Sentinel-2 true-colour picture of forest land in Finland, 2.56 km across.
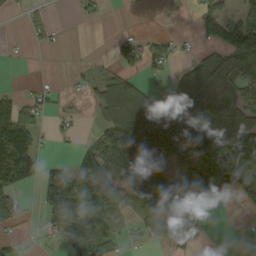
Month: September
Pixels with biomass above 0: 54%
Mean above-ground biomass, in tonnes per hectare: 62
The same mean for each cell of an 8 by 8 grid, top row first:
10 19 17 1 1 5 62 51
6 18 0 21 51 35 42 112
3 12 17 69 35 51 90 72
97 37 11 97 119 169 88 118
182 13 22 93 109 94 124 122
134 44 115 124 98 63 83 62
68 51 168 67 79 149 34 12
22 10 143 53 24 56 5 10
